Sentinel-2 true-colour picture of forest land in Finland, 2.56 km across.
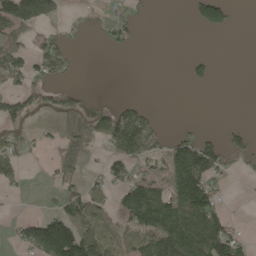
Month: May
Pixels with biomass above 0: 40%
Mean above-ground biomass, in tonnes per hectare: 52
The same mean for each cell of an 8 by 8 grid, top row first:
138 70 4 23 6 0 92 3
65 46 5 21 1 0 0 0
36 41 2 0 0 0 23 0
70 38 40 62 38 0 0 0
46 10 63 74 109 65 57 27
38 10 40 52 46 137 114 6
2 12 95 38 197 119 128 0
33 230 167 57 85 198 175 45
